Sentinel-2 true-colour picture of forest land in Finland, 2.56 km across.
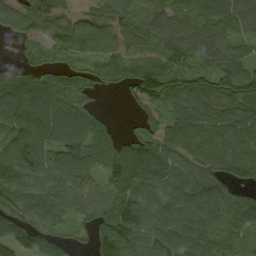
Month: September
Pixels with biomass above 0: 89%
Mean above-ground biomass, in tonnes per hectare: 85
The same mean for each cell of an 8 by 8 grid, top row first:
99 76 52 63 71 74 79 83
19 70 87 82 69 90 78 43
80 64 54 48 152 89 90 123
122 136 96 9 51 72 80 91
98 93 109 81 90 95 108 93
121 91 89 88 109 87 98 79
82 86 66 90 125 99 103 90
90 75 25 123 104 107 97 50
